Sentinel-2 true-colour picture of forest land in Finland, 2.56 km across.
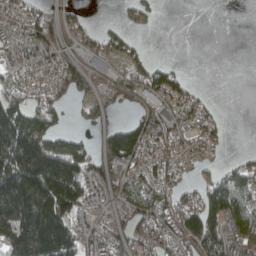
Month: April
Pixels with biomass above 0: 63%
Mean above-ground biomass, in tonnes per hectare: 91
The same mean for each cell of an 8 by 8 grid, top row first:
52 52 29 2 40 0 0 0
55 83 59 78 23 0 0 0
73 56 83 50 109 75 0 0
184 118 33 24 67 61 43 0
308 200 96 164 119 54 58 0
275 297 141 81 76 55 38 96
302 299 89 46 103 98 142 142
224 290 101 80 79 82 159 108
